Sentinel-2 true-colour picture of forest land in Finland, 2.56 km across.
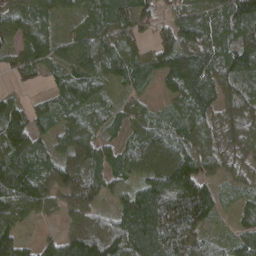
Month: April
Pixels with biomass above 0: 92%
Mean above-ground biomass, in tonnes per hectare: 87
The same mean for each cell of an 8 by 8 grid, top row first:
89 80 62 119 93 72 98 151
71 90 96 113 49 147 111 105
26 40 109 57 51 91 104 124
71 74 70 43 50 50 71 102
107 53 96 57 88 86 82 72
106 86 101 63 79 150 71 43
115 54 80 44 162 148 100 50
98 46 126 131 142 122 58 77
